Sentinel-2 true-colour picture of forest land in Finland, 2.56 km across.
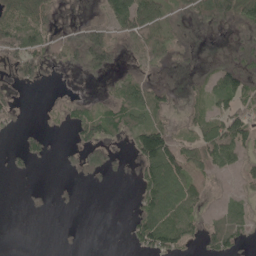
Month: May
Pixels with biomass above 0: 50%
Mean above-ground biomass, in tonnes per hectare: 36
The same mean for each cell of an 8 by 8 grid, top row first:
81 55 7 64 76 15 56 57
83 42 60 63 67 31 1 10
37 10 10 17 34 2 27 61
28 2 25 48 64 12 35 52
8 19 42 28 107 61 83 67
9 0 23 15 62 93 23 19
0 9 7 0 57 81 16 32
0 0 4 0 60 60 44 36
